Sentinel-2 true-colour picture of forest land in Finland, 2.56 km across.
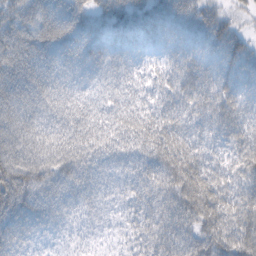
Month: February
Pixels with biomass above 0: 96%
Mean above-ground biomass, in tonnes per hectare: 55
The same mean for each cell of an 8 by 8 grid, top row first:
71 83 61 68 55 66 54 21
92 87 66 47 27 34 46 51
97 76 46 40 28 47 46 42
90 65 52 46 44 50 49 42
83 68 59 48 55 64 37 47
96 77 59 40 51 73 63 46
91 62 35 25 47 64 70 56
54 21 13 10 40 57 69 69
